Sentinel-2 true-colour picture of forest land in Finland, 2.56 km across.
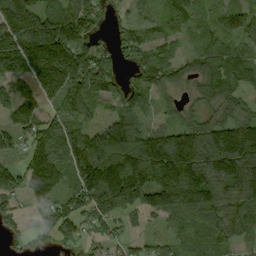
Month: September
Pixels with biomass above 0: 84%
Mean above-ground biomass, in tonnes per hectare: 119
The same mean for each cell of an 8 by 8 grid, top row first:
210 132 145 53 49 98 49 40
158 234 155 67 116 49 84 75
121 179 159 100 104 95 105 96
143 79 99 67 89 61 79 86
62 147 174 151 184 211 217 269
102 197 164 259 183 212 173 227
50 85 110 151 107 129 134 119
35 29 70 58 35 45 67 66
